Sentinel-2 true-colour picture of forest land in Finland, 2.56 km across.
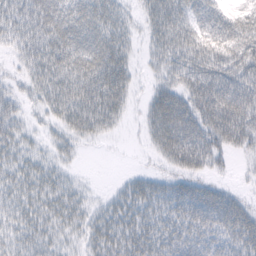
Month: February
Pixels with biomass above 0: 80%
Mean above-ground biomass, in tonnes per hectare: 41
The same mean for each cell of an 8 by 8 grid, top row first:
42 60 60 42 23 48 45 39
24 62 71 59 16 52 53 54
15 60 69 75 9 34 62 51
24 34 79 55 18 68 66 71
32 17 18 4 10 75 60 40
37 35 8 2 20 30 28 5
39 43 32 26 40 43 67 45
38 34 21 41 47 41 39 44
